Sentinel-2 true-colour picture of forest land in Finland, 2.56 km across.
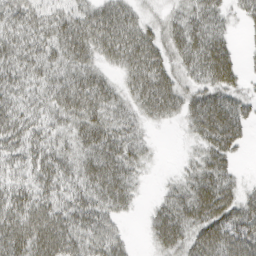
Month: March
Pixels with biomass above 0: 85%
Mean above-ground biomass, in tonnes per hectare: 48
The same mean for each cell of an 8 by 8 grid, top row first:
50 44 45 62 24 29 53 21
54 49 63 59 66 46 74 12
48 44 55 27 67 41 54 28
49 41 62 49 40 34 84 47
46 43 48 66 28 1 54 32
33 54 49 69 16 13 64 17
62 58 54 47 9 58 80 58
73 83 54 47 8 55 72 82
